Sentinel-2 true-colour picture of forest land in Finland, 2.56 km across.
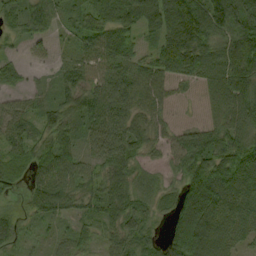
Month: September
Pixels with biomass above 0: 88%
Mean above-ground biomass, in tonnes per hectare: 70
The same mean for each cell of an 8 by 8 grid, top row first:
52 57 56 80 80 137 136 147
14 11 39 82 28 136 101 159
31 17 61 76 58 42 68 118
32 55 82 95 56 12 30 95
51 66 49 93 59 52 78 108
55 67 59 79 33 41 138 124
31 73 49 73 54 85 128 84
44 16 43 57 70 127 117 44
